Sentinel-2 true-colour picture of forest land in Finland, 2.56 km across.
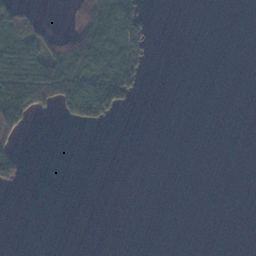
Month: November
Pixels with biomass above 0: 20%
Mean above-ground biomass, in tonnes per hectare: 25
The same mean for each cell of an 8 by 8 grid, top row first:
63 4 57 138 36 0 0 0
89 68 150 127 44 0 0 0
96 124 110 128 19 0 0 0
104 16 106 48 0 0 0 0
26 0 0 0 0 0 0 0
37 0 0 0 0 0 0 0
0 0 0 0 0 0 0 0
0 0 0 0 0 0 0 0
